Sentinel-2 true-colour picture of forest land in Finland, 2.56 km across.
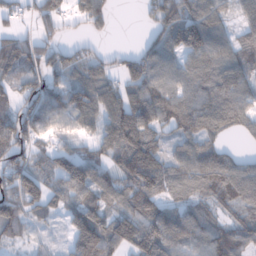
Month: January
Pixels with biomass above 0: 81%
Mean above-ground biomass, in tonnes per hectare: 88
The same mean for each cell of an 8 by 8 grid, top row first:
47 88 72 59 26 111 130 57
99 68 51 25 57 115 135 70
87 75 93 69 86 83 111 105
82 111 131 122 132 104 123 92
89 52 48 108 147 58 75 18
121 95 68 82 150 80 105 106
115 70 105 80 104 67 55 62
52 20 124 110 143 100 110 81
